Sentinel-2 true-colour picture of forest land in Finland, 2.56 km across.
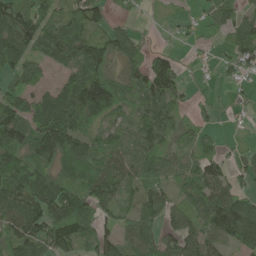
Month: June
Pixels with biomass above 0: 79%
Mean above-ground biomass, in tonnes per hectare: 76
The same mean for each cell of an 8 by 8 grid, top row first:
102 82 71 23 8 15 33 47
103 85 106 72 41 13 10 83
74 43 109 85 109 87 5 31
106 116 112 93 77 55 28 15
113 157 103 84 78 63 51 12
131 94 102 86 83 67 100 40
111 130 113 64 74 53 115 130
92 113 103 63 79 74 73 108
